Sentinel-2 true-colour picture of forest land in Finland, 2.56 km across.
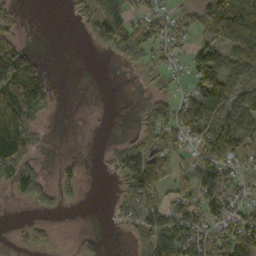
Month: October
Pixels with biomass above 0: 59%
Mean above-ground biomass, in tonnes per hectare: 62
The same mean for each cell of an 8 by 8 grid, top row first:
29 0 36 124 60 38 104 146
93 0 0 53 81 35 80 131
148 63 0 0 12 19 142 74
154 38 1 1 35 76 123 107
184 12 1 14 74 64 107 107
113 24 32 22 159 82 96 65
6 23 6 17 90 58 88 53
15 31 16 1 64 130 82 127
